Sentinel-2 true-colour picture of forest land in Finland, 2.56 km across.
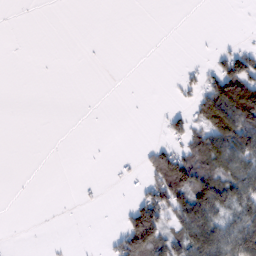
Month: February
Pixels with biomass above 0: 27%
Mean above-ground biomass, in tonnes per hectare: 31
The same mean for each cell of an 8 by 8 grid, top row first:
0 0 0 0 0 0 0 1
0 0 1 0 0 0 3 26
0 0 0 0 0 13 50 152
0 0 0 0 0 22 97 170
0 0 0 0 9 43 88 126
0 0 1 3 31 131 84 92
0 0 3 0 108 82 119 80
0 2 0 24 131 54 111 107
